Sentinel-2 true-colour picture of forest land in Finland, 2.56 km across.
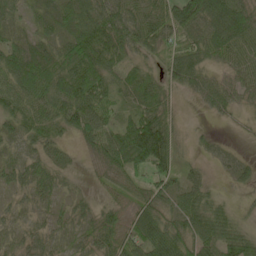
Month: May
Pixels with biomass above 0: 87%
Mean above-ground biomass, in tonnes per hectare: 55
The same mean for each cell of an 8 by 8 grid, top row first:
31 37 67 84 84 78 103 108
44 38 91 77 52 53 86 78
72 73 94 53 55 64 49 53
62 63 89 36 63 31 23 25
30 47 25 70 151 57 19 8
37 53 12 44 47 50 21 34
22 29 32 37 65 57 59 15
23 38 37 67 79 80 74 79
